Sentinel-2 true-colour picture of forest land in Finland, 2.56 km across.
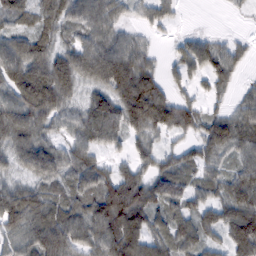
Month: February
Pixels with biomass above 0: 87%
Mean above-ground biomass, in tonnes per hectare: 72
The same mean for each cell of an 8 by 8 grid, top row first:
63 62 80 71 35 27 1 6
87 72 75 87 42 27 61 32
95 114 75 120 113 36 52 26
93 81 51 93 136 102 45 56
84 64 72 52 54 31 86 80
44 76 88 64 58 81 50 81
72 80 77 138 112 74 77 120
54 106 74 109 101 77 60 123
